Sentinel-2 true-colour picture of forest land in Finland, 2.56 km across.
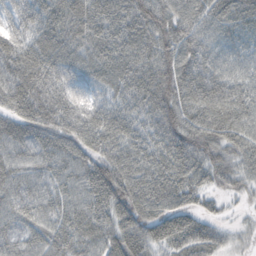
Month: October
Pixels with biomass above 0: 97%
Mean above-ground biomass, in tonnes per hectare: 71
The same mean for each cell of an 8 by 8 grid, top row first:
62 73 86 81 86 74 68 76
68 72 64 75 72 86 65 62
80 76 60 71 79 84 75 62
78 80 72 75 74 78 73 78
81 75 70 73 69 83 73 62
68 66 73 91 76 78 58 47
73 66 70 86 75 65 25 13
63 71 71 79 76 77 75 23
